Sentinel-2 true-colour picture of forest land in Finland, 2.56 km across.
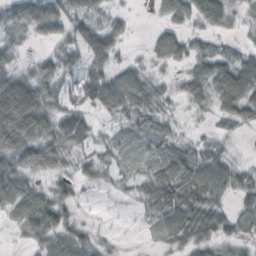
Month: October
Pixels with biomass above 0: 81%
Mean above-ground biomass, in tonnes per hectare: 40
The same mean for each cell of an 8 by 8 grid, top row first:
51 61 53 26 1 53 55 20
30 13 50 51 10 60 24 20
68 56 51 59 43 20 58 71
117 55 54 45 43 12 18 51
84 53 46 32 22 27 22 4
55 32 33 23 32 82 64 32
45 65 17 4 23 79 58 24
10 47 44 11 5 36 38 27
